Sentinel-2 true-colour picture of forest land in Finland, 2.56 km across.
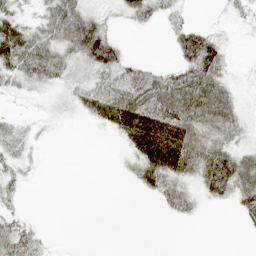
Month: April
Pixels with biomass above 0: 57%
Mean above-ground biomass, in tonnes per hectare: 28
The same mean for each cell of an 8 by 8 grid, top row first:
32 48 67 12 31 22 1 12
66 51 67 70 0 33 66 1
30 33 16 35 52 56 65 6
6 5 14 58 72 73 59 22
23 2 0 3 71 74 55 22
17 0 0 1 33 40 74 66
10 0 0 0 0 27 6 27
47 7 0 0 0 0 0 0
